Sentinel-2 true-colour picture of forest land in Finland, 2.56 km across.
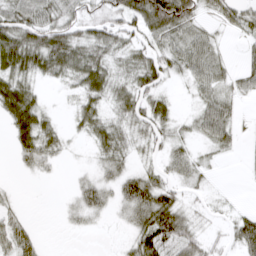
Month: March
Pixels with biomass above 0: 69%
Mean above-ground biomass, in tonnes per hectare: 32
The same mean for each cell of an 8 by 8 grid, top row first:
53 47 40 46 78 93 18 37
70 67 44 41 40 41 33 8
53 21 41 37 44 13 43 25
66 17 31 23 44 16 49 12
31 33 5 42 20 23 23 9
4 8 9 28 37 19 7 1
14 0 31 21 67 51 9 8
45 1 1 1 63 71 21 58
